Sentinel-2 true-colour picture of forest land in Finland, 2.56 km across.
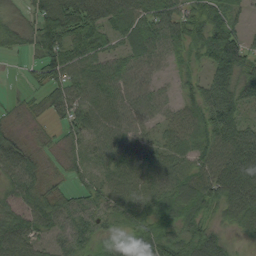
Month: August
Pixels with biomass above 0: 89%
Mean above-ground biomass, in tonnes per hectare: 59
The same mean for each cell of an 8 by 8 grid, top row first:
30 96 124 79 71 68 68 21
31 69 73 41 61 50 92 85
3 57 67 63 37 24 70 87
25 35 61 67 45 33 91 70
51 22 39 67 46 48 65 114
67 36 29 52 67 63 71 108
48 59 48 47 56 68 57 90
74 39 54 36 80 73 83 17
